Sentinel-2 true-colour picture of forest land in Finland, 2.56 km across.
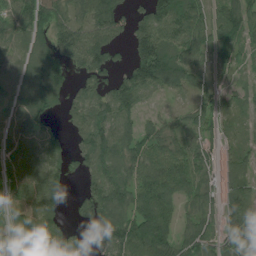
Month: July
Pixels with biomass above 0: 81%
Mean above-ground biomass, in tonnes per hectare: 78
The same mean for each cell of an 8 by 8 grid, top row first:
70 105 61 127 69 114 62 73
43 77 99 71 111 90 52 49
65 121 57 65 117 83 27 26
76 85 92 111 44 29 47 40
85 66 64 111 86 71 50 52
103 109 44 91 93 118 46 59
90 107 49 127 120 66 56 91
92 123 31 106 138 79 55 58
